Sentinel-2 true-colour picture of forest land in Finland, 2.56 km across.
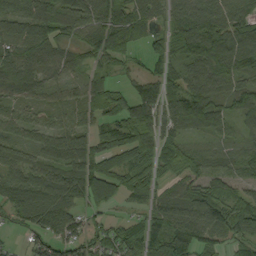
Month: September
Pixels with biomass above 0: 86%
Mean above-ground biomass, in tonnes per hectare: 76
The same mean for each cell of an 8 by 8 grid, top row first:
70 99 90 109 75 73 104 81
78 91 64 106 49 102 115 129
77 53 45 47 72 74 99 80
34 38 55 78 110 90 121 72
56 59 68 63 86 64 35 47
54 81 94 85 84 65 66 46
84 118 62 24 46 94 111 94
13 81 76 65 112 141 52 58
